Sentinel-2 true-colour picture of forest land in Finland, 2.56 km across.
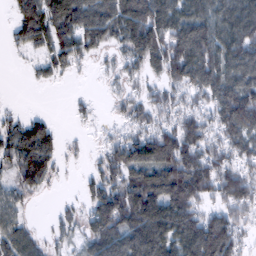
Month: February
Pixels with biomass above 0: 78%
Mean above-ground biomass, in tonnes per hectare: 88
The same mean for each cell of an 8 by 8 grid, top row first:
61 130 162 140 150 114 107 138
32 85 102 54 139 119 136 149
0 34 6 21 49 84 127 151
19 14 20 16 60 64 76 172
104 113 11 56 121 124 84 88
69 76 21 78 114 145 117 88
60 3 37 165 161 142 58 90
91 35 41 135 165 122 153 60
